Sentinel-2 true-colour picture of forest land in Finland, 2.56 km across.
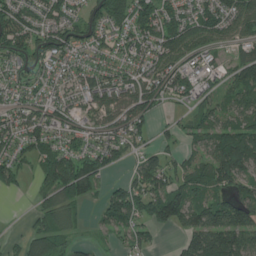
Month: July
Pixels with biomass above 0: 75%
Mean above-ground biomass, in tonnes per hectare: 77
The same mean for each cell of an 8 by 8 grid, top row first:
107 86 65 123 102 70 87 99
93 105 74 54 70 106 66 58
52 47 55 77 80 84 36 89
61 71 57 79 75 15 58 77
70 64 47 64 42 27 81 178
67 94 128 23 108 79 105 123
0 52 39 106 94 142 103 131
29 118 25 21 48 22 179 141
